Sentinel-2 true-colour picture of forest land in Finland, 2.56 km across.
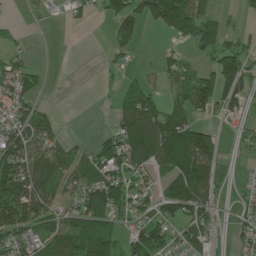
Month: June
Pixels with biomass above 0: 62%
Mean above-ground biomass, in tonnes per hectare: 63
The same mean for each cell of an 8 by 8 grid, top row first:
5 12 18 86 81 121 46 16
19 0 0 35 11 17 50 62
79 11 0 10 34 54 88 114
57 27 0 25 124 70 51 37
93 77 19 75 142 117 103 16
135 108 73 107 52 96 111 7
171 83 96 137 48 84 68 24
67 89 100 82 129 55 53 38
